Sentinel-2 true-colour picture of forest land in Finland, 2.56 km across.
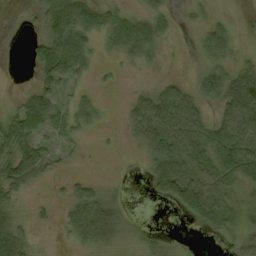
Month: September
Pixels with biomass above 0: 64%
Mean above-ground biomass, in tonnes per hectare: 40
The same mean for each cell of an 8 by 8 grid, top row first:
1 59 88 41 40 17 15 4
1 61 56 27 61 4 50 14
0 44 9 7 3 22 56 78
34 54 43 2 76 101 34 109
63 26 17 2 47 84 86 104
63 22 13 2 12 106 75 84
28 11 65 42 0 29 96 40
72 2 39 36 21 3 5 33
